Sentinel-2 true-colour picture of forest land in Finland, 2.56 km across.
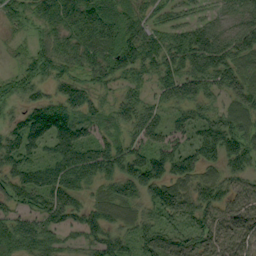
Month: September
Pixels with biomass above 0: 89%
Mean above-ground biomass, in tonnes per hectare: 76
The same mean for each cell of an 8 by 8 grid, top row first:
52 78 97 81 60 34 33 61
17 58 91 97 104 89 123 106
52 54 55 54 48 100 96 89
36 117 61 43 70 47 63 89
92 102 131 62 76 83 122 101
79 79 93 78 117 77 43 58
54 102 80 70 55 95 77 65
80 60 42 73 77 86 79 100
